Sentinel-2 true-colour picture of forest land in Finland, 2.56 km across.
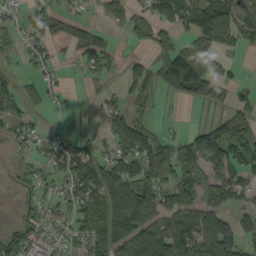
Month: September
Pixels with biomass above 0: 58%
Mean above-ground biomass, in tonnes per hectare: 50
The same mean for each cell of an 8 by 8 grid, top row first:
19 44 23 16 35 77 110 66
19 32 45 23 14 40 50 35
29 30 7 13 54 55 44 14
39 19 8 41 23 4 23 63
24 30 35 37 100 54 129 106
13 25 99 73 78 64 57 58
8 32 66 88 97 67 68 40
61 31 47 105 120 134 95 70
